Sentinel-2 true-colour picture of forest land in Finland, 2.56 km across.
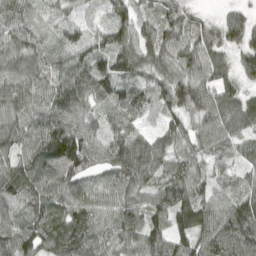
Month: April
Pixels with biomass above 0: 96%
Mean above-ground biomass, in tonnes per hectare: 85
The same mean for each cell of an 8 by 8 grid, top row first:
86 36 31 68 62 88 32 53
86 64 79 106 104 107 107 74
92 82 103 115 77 95 99 73
91 99 90 69 84 77 112 108
72 112 159 81 81 73 67 50
76 89 114 82 103 71 48 47
89 80 91 76 74 95 67 110
106 93 114 73 92 85 105 145
